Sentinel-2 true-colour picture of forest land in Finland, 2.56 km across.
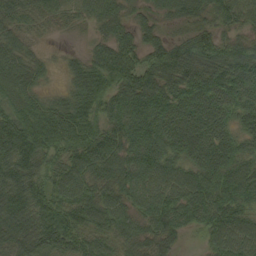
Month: September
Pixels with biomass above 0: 95%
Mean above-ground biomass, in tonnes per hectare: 77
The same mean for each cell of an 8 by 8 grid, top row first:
56 42 32 59 33 54 61 62
52 10 14 81 70 76 96 72
84 19 71 86 104 104 119 111
71 72 83 74 117 96 115 75
109 83 86 88 104 91 96 61
90 61 90 84 98 75 90 92
84 77 86 87 79 102 109 83
83 90 71 64 67 47 46 96
